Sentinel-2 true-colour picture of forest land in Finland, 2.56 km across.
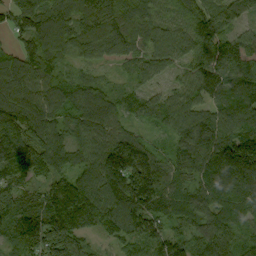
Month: September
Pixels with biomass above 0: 96%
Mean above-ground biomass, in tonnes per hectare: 111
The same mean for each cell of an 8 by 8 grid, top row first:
114 135 110 107 74 80 112 56
73 123 101 33 75 101 123 92
116 102 62 34 60 51 144 106
156 106 103 87 74 96 95 123
177 139 76 136 95 83 150 182
82 90 91 192 238 102 125 167
129 166 189 129 175 105 97 97
103 164 108 64 108 97 118 97
